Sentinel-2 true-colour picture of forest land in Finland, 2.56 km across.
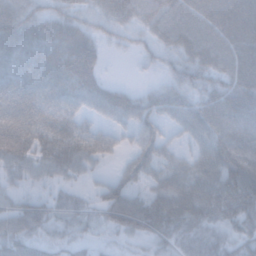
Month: November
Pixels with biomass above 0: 86%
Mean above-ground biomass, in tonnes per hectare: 53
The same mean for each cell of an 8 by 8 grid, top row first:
75 47 42 64 59 71 76 83
65 63 71 11 24 58 68 70
62 58 66 12 6 41 49 67
85 56 39 48 41 47 57 64
87 61 63 40 53 29 52 66
31 32 28 31 51 73 76 101
51 43 36 84 74 76 68 94
67 21 22 11 28 40 42 50
